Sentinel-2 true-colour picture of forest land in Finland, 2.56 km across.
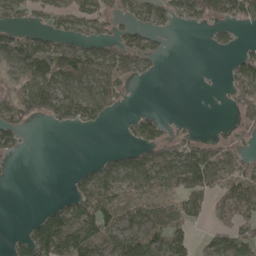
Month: May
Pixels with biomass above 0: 54%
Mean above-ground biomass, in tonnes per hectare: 56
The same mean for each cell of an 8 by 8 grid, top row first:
60 52 89 48 57 66 71 71
110 76 77 55 66 1 9 26
61 109 101 86 12 0 1 68
74 88 99 27 25 0 0 38
47 0 0 4 69 64 46 34
1 0 29 71 83 81 97 81
0 36 83 73 55 59 51 78
29 151 121 73 106 80 38 95
